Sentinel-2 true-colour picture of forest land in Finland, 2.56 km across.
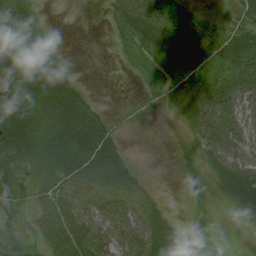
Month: August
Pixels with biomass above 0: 78%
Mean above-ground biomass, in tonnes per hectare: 39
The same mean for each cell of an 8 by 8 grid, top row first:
81 7 0 28 60 34 26 32
76 45 0 7 37 49 50 59
65 59 13 0 16 42 48 60
59 52 61 8 5 23 69 54
69 46 59 45 0 15 63 56
55 56 53 74 14 9 30 65
32 48 45 38 34 4 28 31
52 44 64 49 55 46 9 6
